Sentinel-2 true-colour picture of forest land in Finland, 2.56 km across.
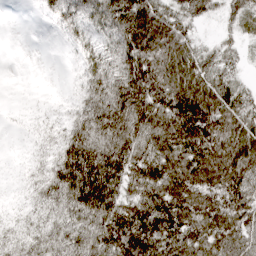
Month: April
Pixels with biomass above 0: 84%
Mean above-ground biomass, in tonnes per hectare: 78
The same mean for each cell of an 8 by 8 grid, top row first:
0 23 71 121 127 62 42 54
0 0 31 71 128 92 25 26
0 0 32 107 147 104 70 25
2 10 59 163 139 129 118 74
2 24 115 175 91 96 112 97
5 64 138 131 104 98 95 96
15 57 131 124 109 104 86 92
47 71 127 138 147 107 91 75
